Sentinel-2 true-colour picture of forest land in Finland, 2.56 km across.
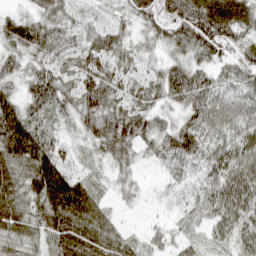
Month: April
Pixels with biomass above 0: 94%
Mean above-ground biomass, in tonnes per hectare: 57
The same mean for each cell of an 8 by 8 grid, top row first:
32 49 29 24 63 79 95 73
47 60 47 54 27 50 74 57
42 72 63 70 39 73 54 54
78 68 65 71 66 36 73 63
104 76 28 84 45 93 59 76
73 89 48 28 12 38 47 82
67 71 76 25 9 26 59 75
63 59 91 62 33 38 29 50
